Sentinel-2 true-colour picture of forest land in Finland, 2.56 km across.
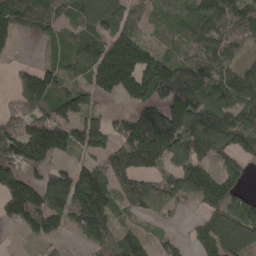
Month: April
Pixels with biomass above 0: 79%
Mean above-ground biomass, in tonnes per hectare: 99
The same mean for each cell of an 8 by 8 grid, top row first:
146 98 89 103 54 90 121 104
30 32 113 150 116 64 107 50
39 95 55 172 188 165 113 118
65 100 80 31 88 165 145 111
132 187 95 89 225 152 140 104
115 88 102 112 83 100 98 61
143 115 152 108 67 34 72 106
8 47 36 90 62 29 102 113
